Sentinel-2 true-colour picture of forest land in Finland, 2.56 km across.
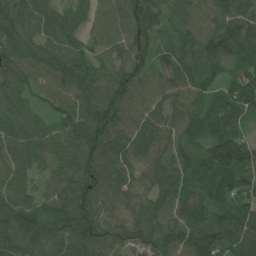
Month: July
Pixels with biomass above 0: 98%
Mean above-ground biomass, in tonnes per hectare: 86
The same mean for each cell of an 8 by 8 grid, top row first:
78 67 52 70 92 50 76 99
85 66 53 54 62 64 98 107
92 80 96 87 74 87 63 97
85 54 86 108 85 81 100 93
93 86 98 98 88 93 109 131
79 51 83 79 70 93 109 115
100 79 104 72 74 84 99 100
102 112 99 80 67 84 128 135
